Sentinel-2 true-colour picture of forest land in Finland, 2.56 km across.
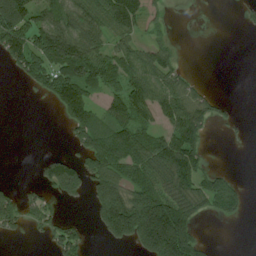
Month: July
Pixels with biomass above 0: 52%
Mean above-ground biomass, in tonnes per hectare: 69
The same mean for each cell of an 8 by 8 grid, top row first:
144 74 98 98 52 1 1 11
102 141 123 57 47 35 0 0
17 112 151 77 108 63 5 0
0 5 118 87 91 102 53 5
0 0 56 142 95 104 27 4
1 75 113 114 92 96 50 7
80 48 7 204 260 138 44 44
13 37 73 66 184 269 17 0
